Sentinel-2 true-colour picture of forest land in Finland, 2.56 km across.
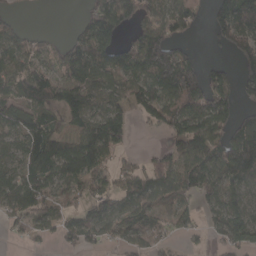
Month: April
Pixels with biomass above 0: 71%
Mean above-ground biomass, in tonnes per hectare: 83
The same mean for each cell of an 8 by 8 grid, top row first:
13 0 21 132 78 89 41 176
63 31 104 99 156 80 12 115
102 96 94 84 112 190 113 90
77 63 100 88 76 93 129 84
67 118 112 116 2 70 126 174
74 98 96 53 69 98 116 146
76 65 62 83 90 70 49 100
12 25 71 50 66 27 20 93
